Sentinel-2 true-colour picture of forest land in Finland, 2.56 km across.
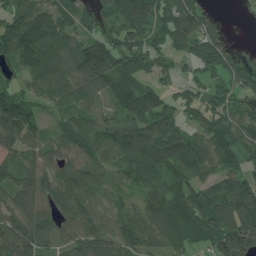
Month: July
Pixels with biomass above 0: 88%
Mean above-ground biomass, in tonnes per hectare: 105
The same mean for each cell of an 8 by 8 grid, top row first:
116 115 100 105 182 136 71 12
160 111 129 133 103 83 120 30
71 108 119 144 69 51 63 104
199 59 89 69 184 84 102 82
114 83 93 87 152 124 101 116
93 75 77 45 73 101 77 107
102 90 118 48 79 129 150 169
161 94 112 114 103 100 105 195
